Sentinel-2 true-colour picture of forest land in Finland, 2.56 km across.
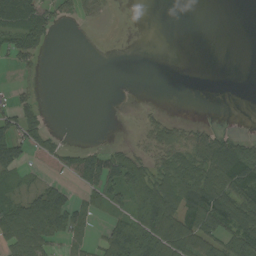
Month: August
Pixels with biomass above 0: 43%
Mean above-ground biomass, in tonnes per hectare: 32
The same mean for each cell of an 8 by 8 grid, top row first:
49 34 18 4 0 0 0 0
59 14 0 0 0 0 0 0
9 0 0 0 0 0 0 0
44 8 0 0 9 1 0 0
61 30 8 8 20 60 59 59
25 7 66 58 65 70 70 92
46 93 40 30 75 70 89 86
66 48 35 53 92 87 64 86
